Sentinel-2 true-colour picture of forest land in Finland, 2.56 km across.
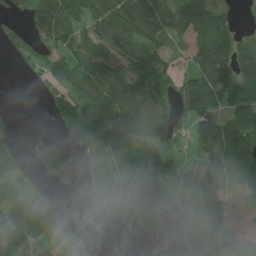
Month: June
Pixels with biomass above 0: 72%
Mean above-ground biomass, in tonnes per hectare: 101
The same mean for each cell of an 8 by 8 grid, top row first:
32 220 114 183 232 152 173 29
41 71 99 138 129 43 161 84
1 57 103 152 144 71 124 108
9 30 109 140 110 110 96 114
55 91 79 184 104 36 129 128
74 72 49 139 208 105 170 100
66 155 39 102 122 106 164 35
111 59 67 14 31 64 164 76
